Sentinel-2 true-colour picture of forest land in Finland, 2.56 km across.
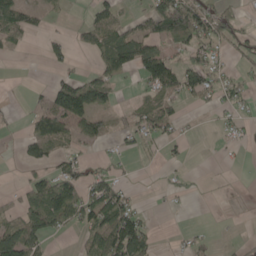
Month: May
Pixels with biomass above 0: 40%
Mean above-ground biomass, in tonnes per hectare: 36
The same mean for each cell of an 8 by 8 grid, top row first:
70 15 4 32 45 138 67 24
14 25 16 81 85 35 53 27
0 10 37 43 52 79 59 22
5 71 117 35 35 29 7 18
7 65 27 11 21 17 0 11
1 30 49 38 1 11 1 0
30 105 80 93 15 3 0 0
99 41 16 106 80 7 14 4
